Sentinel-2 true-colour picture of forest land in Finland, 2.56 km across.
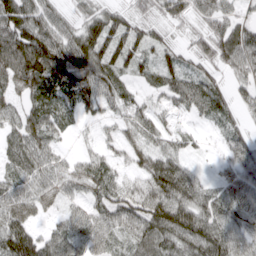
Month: March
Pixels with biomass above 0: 88%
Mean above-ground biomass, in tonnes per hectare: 57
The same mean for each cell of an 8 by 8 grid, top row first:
103 69 42 62 43 57 60 39
112 113 102 82 52 33 62 90
66 89 85 60 27 48 48 40
43 54 35 31 34 25 40 34
54 42 10 24 40 31 11 49
50 50 44 47 65 91 17 68
51 22 32 58 79 89 66 67
110 57 48 43 83 90 101 66
